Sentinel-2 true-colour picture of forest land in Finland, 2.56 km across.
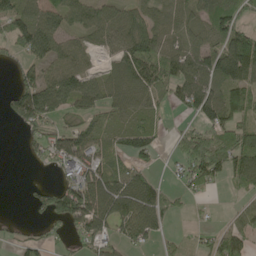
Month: May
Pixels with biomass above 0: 68%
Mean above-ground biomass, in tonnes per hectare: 74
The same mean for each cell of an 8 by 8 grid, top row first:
98 83 81 83 65 56 89 78
62 122 57 67 100 84 105 152
45 95 114 78 125 111 119 140
86 117 71 65 69 22 110 103
2 76 106 58 77 27 96 107
0 5 96 81 56 22 92 99
0 82 169 126 108 30 5 35
23 26 42 65 61 28 36 81
